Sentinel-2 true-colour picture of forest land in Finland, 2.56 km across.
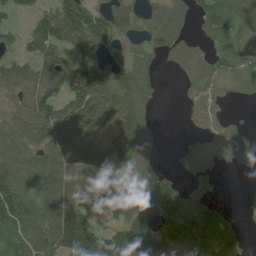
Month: June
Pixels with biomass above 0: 75%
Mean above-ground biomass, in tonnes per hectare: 78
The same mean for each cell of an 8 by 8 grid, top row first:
29 73 143 92 44 50 81 90
29 95 109 66 48 39 30 85
93 96 146 88 67 9 59 67
56 97 128 90 60 3 64 5
79 90 90 76 58 6 19 52
107 104 103 70 41 22 27 4
147 110 115 105 110 135 87 10
99 113 179 126 145 125 135 62
